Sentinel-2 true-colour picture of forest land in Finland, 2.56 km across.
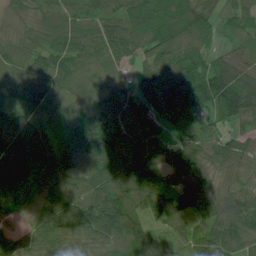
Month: June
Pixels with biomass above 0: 96%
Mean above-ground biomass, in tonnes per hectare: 107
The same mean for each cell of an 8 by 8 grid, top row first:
53 96 103 98 140 147 109 76
86 105 120 121 104 111 72 79
96 114 99 87 87 109 140 153
55 57 120 132 97 107 82 130
88 74 217 171 126 93 97 82
91 102 136 157 184 91 69 74
30 109 131 188 105 87 89 122
87 114 103 122 132 61 115 107
